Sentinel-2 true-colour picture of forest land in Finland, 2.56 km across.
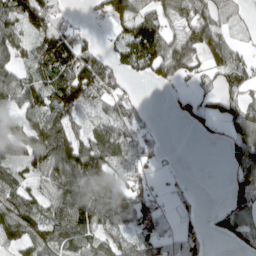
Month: April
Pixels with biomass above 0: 69%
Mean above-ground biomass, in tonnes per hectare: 73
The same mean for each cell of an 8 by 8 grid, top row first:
120 126 15 83 97 68 90 41
78 138 98 40 178 73 123 44
71 106 140 70 30 45 39 70
63 94 63 54 31 25 53 77
83 125 86 95 57 0 10 77
72 85 133 84 30 10 0 69
109 80 145 119 94 27 5 85
85 95 87 57 72 61 29 62
